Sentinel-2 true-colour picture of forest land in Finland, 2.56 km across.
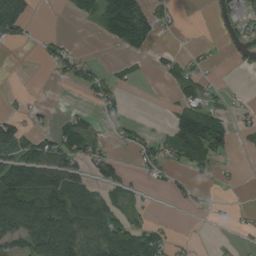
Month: August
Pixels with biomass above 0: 42%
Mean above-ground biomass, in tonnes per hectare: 42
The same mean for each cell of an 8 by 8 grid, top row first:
58 0 19 140 92 19 2 33
7 21 9 17 41 10 7 19
0 5 40 26 2 41 18 1
16 7 25 37 0 48 68 19
69 61 74 18 39 77 114 6
109 90 56 55 19 21 20 5
141 141 100 59 10 9 10 8
72 151 121 76 73 13 4 8
